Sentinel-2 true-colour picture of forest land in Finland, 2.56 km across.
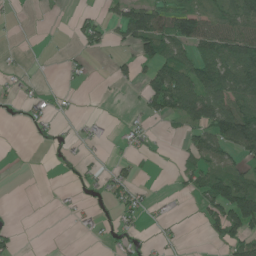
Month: June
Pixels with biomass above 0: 38%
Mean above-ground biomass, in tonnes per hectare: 33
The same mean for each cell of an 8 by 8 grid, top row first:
2 1 18 25 101 85 61 85
2 0 17 18 64 70 76 105
6 2 9 17 33 103 92 89
5 17 3 1 21 63 90 103
0 6 9 9 10 5 65 97
0 0 18 24 3 14 68 54
1 1 12 25 18 2 43 124
16 0 2 10 12 6 11 66
